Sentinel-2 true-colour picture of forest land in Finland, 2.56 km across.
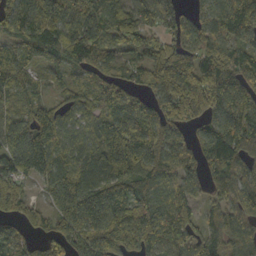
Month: October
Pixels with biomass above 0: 91%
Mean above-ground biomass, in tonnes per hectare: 111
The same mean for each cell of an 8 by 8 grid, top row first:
114 139 108 91 85 67 73 149
88 132 133 97 90 84 92 92
92 37 58 103 91 163 154 93
77 91 76 135 115 136 128 134
168 119 81 175 137 85 120 130
114 104 125 152 123 107 89 113
76 67 178 134 142 134 55 111
82 89 127 172 155 108 102 108
